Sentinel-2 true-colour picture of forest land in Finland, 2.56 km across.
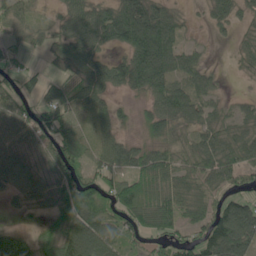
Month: May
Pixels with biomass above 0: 79%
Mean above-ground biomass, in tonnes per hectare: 58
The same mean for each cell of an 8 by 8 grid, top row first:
45 12 63 66 124 32 26 31
21 26 57 32 120 57 11 28
36 31 57 65 87 53 36 11
68 69 52 43 31 76 44 40
54 56 55 61 38 49 67 75
59 55 76 58 79 64 62 43
19 47 119 82 98 71 49 94
65 58 123 62 47 55 96 114
